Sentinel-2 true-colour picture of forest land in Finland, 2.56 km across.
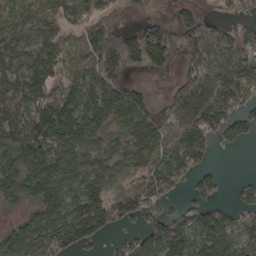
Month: March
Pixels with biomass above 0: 79%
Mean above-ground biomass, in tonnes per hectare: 87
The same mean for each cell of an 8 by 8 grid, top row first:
58 56 77 70 27 43 32 30
70 87 58 156 162 118 90 100
86 75 78 132 17 46 81 112
82 100 140 128 113 67 110 78
114 96 97 54 133 67 59 40
146 165 99 76 85 86 40 7
44 137 141 143 84 27 65 44
125 130 97 21 84 137 123 90
